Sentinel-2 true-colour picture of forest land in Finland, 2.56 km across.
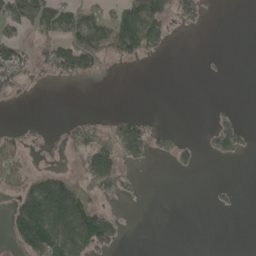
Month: May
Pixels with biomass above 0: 29%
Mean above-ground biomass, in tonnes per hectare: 38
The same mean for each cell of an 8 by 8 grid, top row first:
94 106 104 74 125 42 9 0
73 52 147 82 81 1 0 0
58 7 26 1 0 0 2 0
0 0 0 5 6 0 3 7
26 2 55 86 78 30 23 42
39 64 53 83 2 4 0 0
70 163 135 11 0 0 3 3
54 143 129 51 0 0 0 0
